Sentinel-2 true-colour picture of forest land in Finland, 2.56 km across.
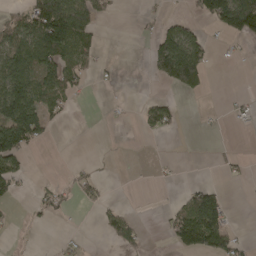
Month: April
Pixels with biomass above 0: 30%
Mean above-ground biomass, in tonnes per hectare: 43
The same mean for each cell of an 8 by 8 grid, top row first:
40 179 126 23 9 17 84 182
106 137 83 1 18 170 52 7
134 89 35 4 7 141 39 0
146 55 0 2 32 23 3 15
132 14 0 0 0 0 2 2
54 2 25 1 0 5 1 11
4 28 8 26 0 34 168 0
2 2 14 32 20 59 108 24
